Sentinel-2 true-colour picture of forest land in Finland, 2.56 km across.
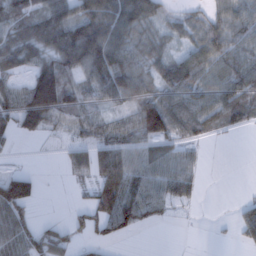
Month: February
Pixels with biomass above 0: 68%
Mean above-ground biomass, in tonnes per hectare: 57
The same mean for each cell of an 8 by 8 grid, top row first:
80 83 81 83 75 22 41 63
76 80 156 106 52 27 72 60
45 141 61 106 67 89 71 87
94 133 64 37 105 70 78 79
15 5 39 73 52 48 16 0
71 0 31 116 67 67 3 0
94 0 26 111 73 21 0 22
53 67 29 35 0 0 1 22
